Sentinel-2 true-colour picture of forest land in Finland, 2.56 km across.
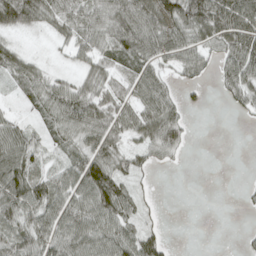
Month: April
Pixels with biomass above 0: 73%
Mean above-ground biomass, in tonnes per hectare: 48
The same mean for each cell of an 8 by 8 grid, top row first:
93 60 57 81 89 92 100 99
35 8 49 59 78 78 50 92
47 48 37 48 62 27 17 74
21 55 81 66 64 41 5 20
69 30 50 61 45 45 0 0
92 40 65 68 20 0 0 1
71 68 62 80 23 0 0 4
56 65 72 77 60 2 0 5
